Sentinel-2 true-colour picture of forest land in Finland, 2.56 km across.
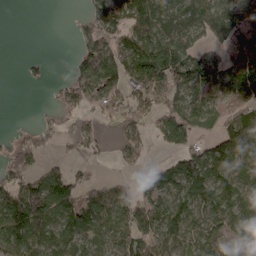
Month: April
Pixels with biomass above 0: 68%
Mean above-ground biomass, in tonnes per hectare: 72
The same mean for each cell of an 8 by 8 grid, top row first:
0 0 20 107 130 104 114 89
0 0 52 99 115 113 62 66
2 18 85 96 117 99 99 120
0 6 43 62 67 97 89 83
42 26 44 19 54 83 59 118
70 87 34 20 24 102 102 58
128 152 135 103 81 88 96 88
109 91 65 78 67 79 78 62
